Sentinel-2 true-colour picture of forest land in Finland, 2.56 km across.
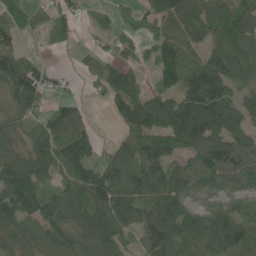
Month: June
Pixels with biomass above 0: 81%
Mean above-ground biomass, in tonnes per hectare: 88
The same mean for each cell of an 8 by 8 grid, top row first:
66 45 31 26 52 112 139 146
70 8 19 28 32 134 91 139
132 52 17 87 35 112 126 90
76 55 55 45 134 126 161 96
51 103 155 39 110 92 120 104
120 69 126 112 124 93 95 87
111 92 121 143 96 108 54 61
74 80 95 105 70 107 98 103
